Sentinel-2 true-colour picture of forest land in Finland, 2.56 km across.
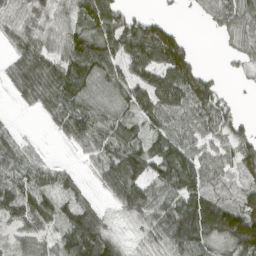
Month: April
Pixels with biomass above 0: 80%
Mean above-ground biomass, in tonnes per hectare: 80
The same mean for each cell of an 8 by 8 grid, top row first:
63 55 77 106 44 8 37 95
68 71 113 104 147 136 0 45
71 111 127 77 81 140 67 8
9 54 87 55 86 90 111 26
63 6 56 97 79 91 63 86
78 58 26 103 107 134 79 60
98 85 84 29 106 113 178 127
39 47 152 66 35 125 111 166
